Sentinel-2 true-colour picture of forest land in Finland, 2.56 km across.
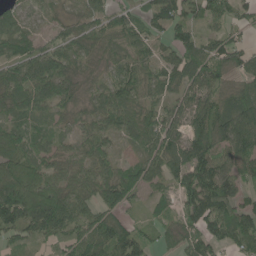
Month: June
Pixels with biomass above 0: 87%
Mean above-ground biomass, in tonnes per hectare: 71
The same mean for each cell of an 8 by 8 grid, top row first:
52 17 38 60 49 75 57 50
85 48 57 46 47 63 62 51
82 95 46 49 59 68 78 46
74 59 44 90 64 66 92 97
82 46 49 41 73 87 106 97
114 75 59 82 83 73 108 62
161 171 78 93 28 54 131 83
41 58 94 108 47 49 68 79
